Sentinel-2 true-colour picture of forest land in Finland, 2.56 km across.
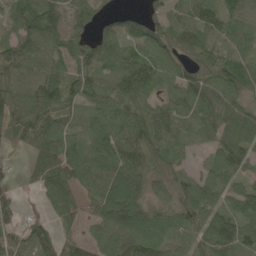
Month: May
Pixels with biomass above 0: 88%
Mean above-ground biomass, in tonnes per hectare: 77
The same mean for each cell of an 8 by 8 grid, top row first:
76 101 69 37 52 52 69 65
99 79 72 84 85 84 71 66
82 93 68 85 109 88 92 90
90 84 72 80 75 74 99 90
39 103 77 82 94 54 47 112
19 100 84 91 78 64 66 65
50 53 53 95 82 86 92 57
73 81 58 101 100 66 95 86
